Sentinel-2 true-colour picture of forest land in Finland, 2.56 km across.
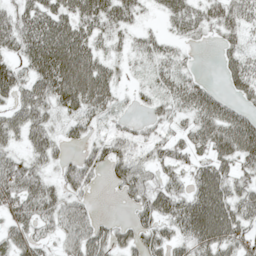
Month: May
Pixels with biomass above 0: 78%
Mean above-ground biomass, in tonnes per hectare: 46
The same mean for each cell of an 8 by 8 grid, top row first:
48 62 67 61 19 42 47 54
42 89 78 26 31 23 6 39
53 73 99 44 18 47 14 53
43 40 50 29 15 34 60 38
28 46 26 42 31 38 55 75
69 33 66 34 35 31 65 42
55 49 39 0 43 55 93 57
43 28 55 46 45 38 70 57
